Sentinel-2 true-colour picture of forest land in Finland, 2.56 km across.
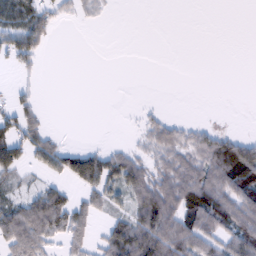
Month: February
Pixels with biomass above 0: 43%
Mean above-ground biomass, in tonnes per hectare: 32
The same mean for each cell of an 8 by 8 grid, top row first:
49 34 18 4 0 0 0 0
59 14 0 0 0 0 0 0
9 0 0 0 0 0 0 0
44 8 0 0 9 1 0 0
61 30 8 8 20 60 59 59
25 7 66 58 65 70 70 92
46 93 40 30 75 70 89 86
66 48 35 53 92 87 64 86
